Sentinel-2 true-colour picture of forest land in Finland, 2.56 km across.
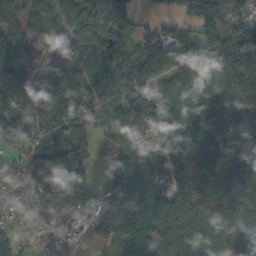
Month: October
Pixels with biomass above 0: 87%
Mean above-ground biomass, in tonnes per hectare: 80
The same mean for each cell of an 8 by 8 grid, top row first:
88 69 130 107 24 46 79 59
106 34 36 83 101 82 99 140
123 63 77 63 115 88 75 92
110 77 95 53 100 109 122 61
42 91 67 61 52 70 71 68
74 113 82 57 71 44 84 83
65 100 82 105 93 68 83 77
58 42 45 90 118 87 70 102
